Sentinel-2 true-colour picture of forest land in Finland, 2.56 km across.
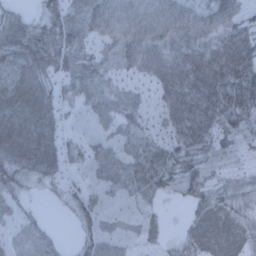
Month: February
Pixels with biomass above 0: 90%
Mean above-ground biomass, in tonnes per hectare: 57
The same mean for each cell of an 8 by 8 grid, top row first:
35 60 60 87 83 86 76 64
82 85 61 47 91 70 71 86
74 52 72 38 36 94 112 96
82 66 26 50 36 83 90 87
88 69 32 42 60 67 63 41
61 50 23 57 79 73 55 34
29 5 46 26 29 5 59 47
33 32 29 45 29 22 54 46
